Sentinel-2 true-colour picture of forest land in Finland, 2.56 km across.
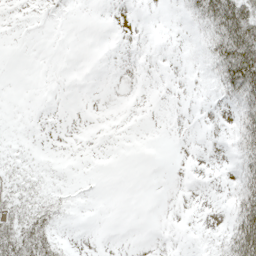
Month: May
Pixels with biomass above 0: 23%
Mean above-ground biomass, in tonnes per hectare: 10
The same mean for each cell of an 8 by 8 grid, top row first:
0 0 0 0 0 3 49 63
0 0 0 0 0 0 25 74
0 0 0 0 0 0 10 69
0 0 0 0 0 0 0 29
1 0 0 0 0 0 0 27
8 3 0 0 0 0 0 24
18 19 1 0 0 0 0 38
52 32 0 0 0 0 3 68
